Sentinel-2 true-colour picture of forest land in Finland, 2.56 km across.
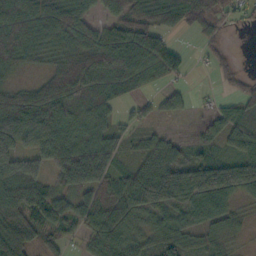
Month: October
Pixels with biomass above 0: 82%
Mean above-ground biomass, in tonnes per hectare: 65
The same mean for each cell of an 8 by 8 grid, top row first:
83 94 73 56 72 80 68 30
83 68 78 105 105 37 22 1
27 66 112 77 57 26 4 26
109 126 76 43 25 31 19 44
97 97 87 52 38 44 32 57
85 49 104 65 88 103 111 94
87 83 62 81 93 66 79 27
106 39 36 87 55 67 37 14
